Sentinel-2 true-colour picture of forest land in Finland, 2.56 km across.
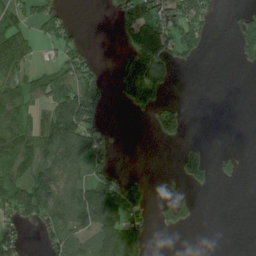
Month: July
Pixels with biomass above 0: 45%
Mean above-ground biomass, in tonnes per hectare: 56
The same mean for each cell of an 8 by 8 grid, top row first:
62 59 1 13 106 66 53 29
103 10 44 0 153 77 23 65
58 67 70 15 262 22 0 0
87 64 143 1 53 84 0 0
114 105 119 34 0 29 22 0
80 98 60 42 26 31 64 27
91 98 116 148 72 67 0 0
70 47 56 132 73 0 0 0
